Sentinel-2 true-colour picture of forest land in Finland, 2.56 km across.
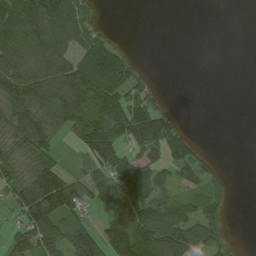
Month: August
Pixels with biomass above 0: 58%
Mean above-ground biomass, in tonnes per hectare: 66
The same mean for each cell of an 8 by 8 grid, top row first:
108 142 78 0 0 0 0 0
132 125 79 79 0 0 0 0
122 131 138 141 29 0 0 0
96 104 116 115 112 23 0 0
83 73 58 107 117 104 4 0
67 95 26 68 85 39 62 0
55 133 46 57 93 96 75 0
46 83 118 131 168 150 115 6
